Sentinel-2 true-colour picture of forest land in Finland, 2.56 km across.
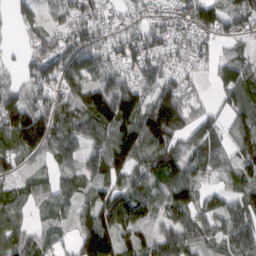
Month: March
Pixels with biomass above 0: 84%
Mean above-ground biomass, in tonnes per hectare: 89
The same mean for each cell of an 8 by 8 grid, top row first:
48 54 89 52 73 89 149 108
13 86 132 97 124 81 46 33
43 99 108 97 77 86 22 96
151 108 105 178 139 156 51 104
113 100 81 136 140 91 111 90
53 36 61 100 91 112 57 77
67 54 63 157 88 96 71 82
89 40 111 145 63 96 48 103
